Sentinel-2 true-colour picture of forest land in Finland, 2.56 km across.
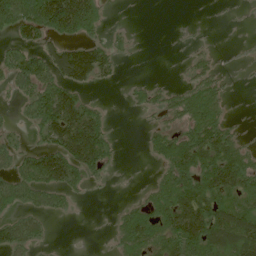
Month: June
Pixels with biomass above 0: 52%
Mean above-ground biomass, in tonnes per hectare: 50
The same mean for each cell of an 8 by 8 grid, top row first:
85 134 149 6 0 0 1 2
37 60 91 36 1 1 9 4
56 70 92 19 10 6 44 2
14 98 118 10 20 42 73 1
30 70 150 33 14 66 93 35
56 105 59 10 1 78 95 87
41 47 6 4 44 103 99 66
71 16 0 14 79 101 120 105
